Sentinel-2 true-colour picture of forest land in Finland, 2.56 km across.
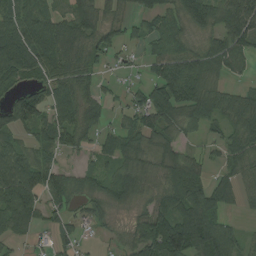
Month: August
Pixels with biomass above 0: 79%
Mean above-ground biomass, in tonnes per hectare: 73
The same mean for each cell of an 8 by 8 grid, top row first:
88 83 101 41 56 70 90 130
131 104 82 62 39 78 68 85
70 67 72 18 47 112 56 28
93 83 85 30 101 88 67 79
63 69 48 61 78 65 35 75
182 86 50 65 70 80 43 57
108 59 35 54 56 101 104 21
34 26 37 25 113 151 137 55
